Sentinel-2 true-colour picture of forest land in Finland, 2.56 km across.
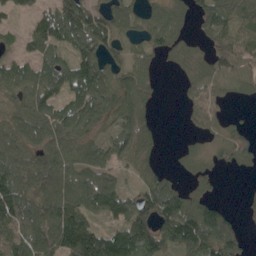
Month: May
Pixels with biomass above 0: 75%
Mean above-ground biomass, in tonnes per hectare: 78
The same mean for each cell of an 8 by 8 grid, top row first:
29 73 143 92 44 50 81 90
29 95 109 66 48 39 30 85
93 96 146 88 67 9 59 67
56 97 128 90 60 3 64 5
79 90 90 76 58 6 19 52
107 104 103 70 41 22 27 4
147 110 115 105 110 135 87 10
99 113 179 126 145 125 135 62
